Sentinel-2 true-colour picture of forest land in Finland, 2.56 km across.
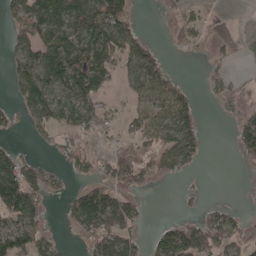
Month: April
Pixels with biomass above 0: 52%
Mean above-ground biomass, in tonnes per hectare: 56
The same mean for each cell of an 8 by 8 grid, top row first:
65 108 101 124 7 30 15 8
58 89 103 117 68 21 20 32
59 94 106 43 94 40 29 27
31 95 97 32 54 102 1 42
20 15 45 29 48 101 16 50
123 56 25 74 52 34 1 1
121 31 105 137 20 4 30 16
71 47 20 88 43 109 93 64
